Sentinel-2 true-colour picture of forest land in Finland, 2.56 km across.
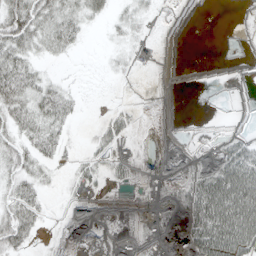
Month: April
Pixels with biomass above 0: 43%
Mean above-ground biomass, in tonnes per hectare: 23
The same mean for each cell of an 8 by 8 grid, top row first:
56 43 32 16 16 0 0 0
44 26 10 6 14 0 0 0
57 18 2 2 2 0 0 0
43 45 10 16 2 0 0 0
32 40 6 26 4 1 3 36
33 12 22 20 8 11 14 64
43 10 5 1 11 27 107 116
45 3 0 7 11 98 100 97
